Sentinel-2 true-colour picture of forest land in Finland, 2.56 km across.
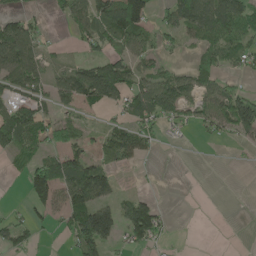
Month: May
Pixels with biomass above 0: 51%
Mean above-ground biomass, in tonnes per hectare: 56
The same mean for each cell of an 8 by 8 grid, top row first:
50 21 71 132 103 94 109 99
104 22 19 38 55 24 56 66
92 59 120 158 64 74 65 21
102 38 33 29 88 76 73 125
77 52 43 72 56 7 8 19
13 115 117 48 2 0 0 0
10 71 110 83 85 2 0 0
61 4 108 68 73 4 0 0
